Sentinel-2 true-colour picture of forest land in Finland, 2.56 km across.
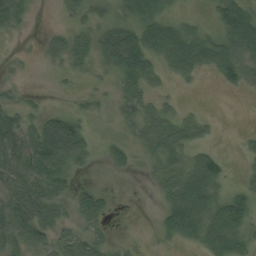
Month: August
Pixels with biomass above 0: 65%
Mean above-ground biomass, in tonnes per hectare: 43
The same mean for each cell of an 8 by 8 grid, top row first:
49 0 40 35 82 24 15 144
3 28 43 82 111 140 88 94
9 1 9 20 62 36 9 43
39 26 18 13 49 28 7 0
42 107 67 25 40 59 23 10
51 72 12 8 6 54 80 12
59 72 58 17 0 72 70 77
64 58 48 16 2 36 45 36
